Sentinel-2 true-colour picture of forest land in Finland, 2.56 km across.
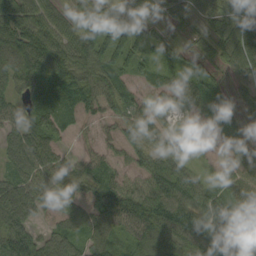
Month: September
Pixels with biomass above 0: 88%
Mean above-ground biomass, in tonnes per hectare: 57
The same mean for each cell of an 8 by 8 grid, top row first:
103 69 42 62 43 57 60 39
112 113 102 82 52 33 62 90
66 89 85 60 27 48 48 40
43 54 35 31 34 25 40 34
54 42 10 24 40 31 11 49
50 50 44 47 65 91 17 68
51 22 32 58 79 89 66 67
110 57 48 43 83 90 101 66
